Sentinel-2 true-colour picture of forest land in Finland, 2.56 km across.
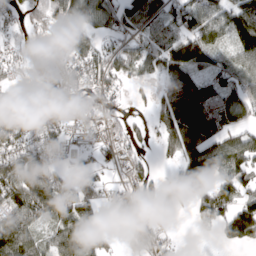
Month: March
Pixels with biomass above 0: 71%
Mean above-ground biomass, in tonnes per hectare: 76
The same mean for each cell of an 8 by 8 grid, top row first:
40 77 80 92 113 90 80 108
34 59 103 40 71 114 81 100
26 30 67 65 32 109 82 94
86 71 61 39 11 157 146 75
97 81 25 68 32 81 111 93
132 115 60 27 74 46 93 96
107 118 131 45 78 31 106 98
114 55 118 20 91 21 7 89
